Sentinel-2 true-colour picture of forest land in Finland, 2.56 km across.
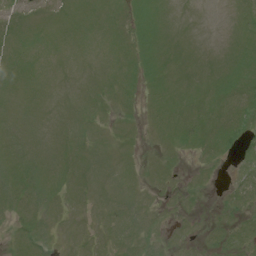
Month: July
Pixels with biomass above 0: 80%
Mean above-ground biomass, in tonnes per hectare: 8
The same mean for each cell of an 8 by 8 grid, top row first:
6 6 9 8 10 5 0 5
9 9 8 10 11 5 2 8
9 8 7 9 9 8 9 12
7 7 9 6 6 11 11 12
8 8 9 7 3 10 11 10
13 11 9 9 6 5 4 6
9 8 6 10 10 5 2 9
7 8 6 7 11 3 6 10
